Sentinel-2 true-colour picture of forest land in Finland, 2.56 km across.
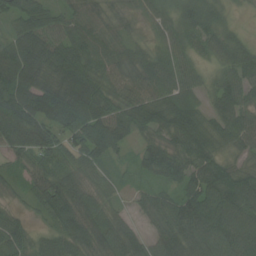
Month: August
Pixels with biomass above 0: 94%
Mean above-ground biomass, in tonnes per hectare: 72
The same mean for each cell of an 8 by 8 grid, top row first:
73 74 55 27 35 61 67 8
87 103 76 49 33 61 53 66
113 101 146 62 63 72 29 76
129 127 134 82 86 90 50 77
86 94 83 84 46 69 71 48
31 82 64 28 38 74 96 72
23 84 87 33 40 76 115 105
66 52 84 86 62 92 95 101
